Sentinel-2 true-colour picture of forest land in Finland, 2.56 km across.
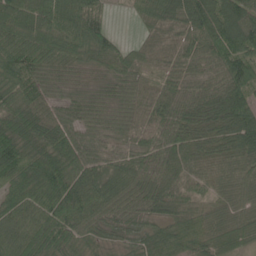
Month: June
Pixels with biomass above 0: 96%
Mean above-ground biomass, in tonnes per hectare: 67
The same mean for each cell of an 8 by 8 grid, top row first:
100 70 93 20 48 74 103 99
80 75 63 54 40 61 74 92
68 61 31 48 41 52 61 97
71 57 51 44 55 76 82 94
83 63 68 42 46 81 67 86
60 84 79 81 76 62 51 66
69 93 102 73 60 59 47 62
75 89 55 27 50 83 72 58
